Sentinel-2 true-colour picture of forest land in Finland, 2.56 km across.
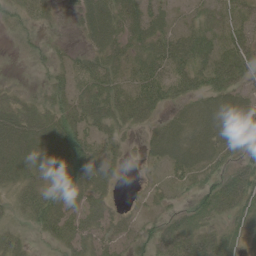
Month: June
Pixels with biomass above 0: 78%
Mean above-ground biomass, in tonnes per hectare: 33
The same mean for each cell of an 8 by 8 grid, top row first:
25 16 29 48 44 14 22 32
8 16 13 45 46 45 45 41
4 22 31 38 45 40 42 36
36 39 42 48 39 22 45 51
53 44 38 24 19 53 52 40
38 43 46 24 6 23 33 45
25 51 33 24 11 19 42 43
27 16 36 24 24 48 43 22
